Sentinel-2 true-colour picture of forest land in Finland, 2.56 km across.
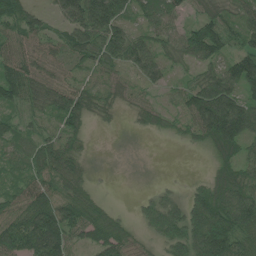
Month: June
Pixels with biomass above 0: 83%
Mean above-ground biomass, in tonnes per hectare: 69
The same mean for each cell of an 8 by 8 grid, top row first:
81 32 114 112 57 61 67 55
68 54 85 96 82 62 137 54
103 74 43 35 46 29 81 123
43 49 95 23 42 39 151 134
52 66 45 2 2 9 57 90
45 69 57 3 2 2 32 89
60 119 94 27 42 73 152 157
99 124 40 102 26 98 188 96
